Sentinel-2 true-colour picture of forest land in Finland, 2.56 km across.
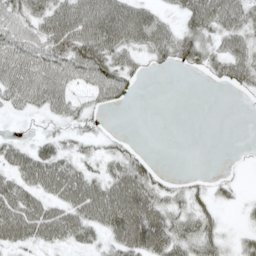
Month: May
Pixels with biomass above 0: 68%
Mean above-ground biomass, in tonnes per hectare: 39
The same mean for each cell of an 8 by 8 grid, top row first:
47 60 78 84 54 23 73 58
58 56 77 71 43 61 41 49
68 67 40 62 10 0 14 44
20 31 27 9 0 0 0 0
27 31 19 14 4 0 0 1
47 72 57 48 52 7 8 3
69 48 67 83 78 32 24 10
48 41 37 38 81 58 43 17
